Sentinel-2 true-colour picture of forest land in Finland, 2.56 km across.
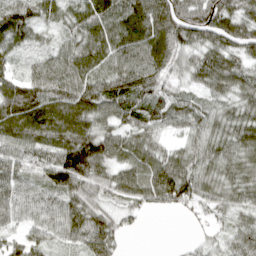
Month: April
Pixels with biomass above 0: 91%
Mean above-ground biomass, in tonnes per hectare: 77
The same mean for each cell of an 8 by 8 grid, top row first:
98 57 78 100 118 107 108 80
52 40 91 90 106 83 79 68
57 113 101 86 88 43 85 69
112 110 114 87 63 70 57 62
87 93 127 94 71 32 75 78
98 81 123 70 93 118 70 68
91 86 92 42 49 51 48 54
51 60 74 72 0 3 23 54
